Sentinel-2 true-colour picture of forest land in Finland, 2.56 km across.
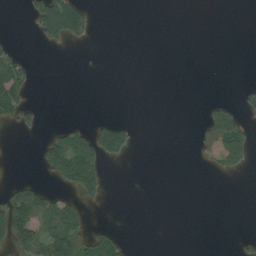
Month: July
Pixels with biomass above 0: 18%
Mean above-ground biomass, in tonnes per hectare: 23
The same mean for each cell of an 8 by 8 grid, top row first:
0 115 100 0 0 0 0 0
18 13 5 0 0 0 0 0
76 0 0 0 0 0 0 2
59 1 0 0 0 0 20 28
0 47 83 72 0 0 35 75
4 22 144 1 0 0 5 7
120 78 37 0 0 0 0 0
96 79 72 48 0 0 0 7
